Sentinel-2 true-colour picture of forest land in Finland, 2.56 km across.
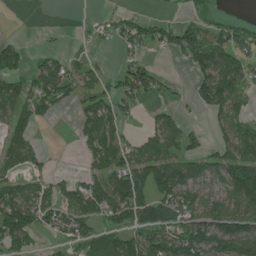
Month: June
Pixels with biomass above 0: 55%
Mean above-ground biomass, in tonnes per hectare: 56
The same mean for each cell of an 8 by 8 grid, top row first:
0 3 0 19 23 13 31 11
37 15 5 11 40 64 88 56
54 90 47 32 88 10 84 80
77 31 35 69 13 24 40 50
95 5 20 62 67 67 27 107
55 35 23 94 106 114 65 123
124 73 69 94 95 81 67 82
79 13 50 56 79 99 112 121
